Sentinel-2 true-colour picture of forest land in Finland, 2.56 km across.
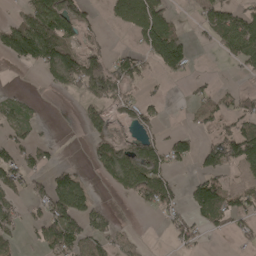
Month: April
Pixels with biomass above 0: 47%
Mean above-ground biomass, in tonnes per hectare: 59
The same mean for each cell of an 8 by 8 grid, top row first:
31 136 76 38 117 26 72 77
108 144 63 20 63 126 21 112
0 39 122 106 50 17 20 16
47 1 22 48 50 1 64 80
59 25 1 85 62 63 53 141
69 59 39 73 129 31 85 29
49 83 89 9 32 55 107 76
33 76 77 58 4 47 14 21
